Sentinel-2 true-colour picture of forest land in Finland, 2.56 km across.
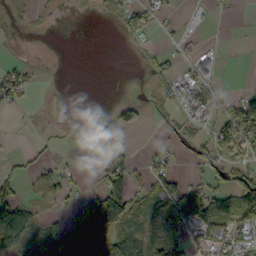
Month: October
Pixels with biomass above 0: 38%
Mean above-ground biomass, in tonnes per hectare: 32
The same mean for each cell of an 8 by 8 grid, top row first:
6 5 1 16 48 6 3 3
2 0 0 0 13 11 15 1
55 1 0 0 6 50 41 0
9 1 0 22 17 19 38 111
1 8 4 18 8 16 41 76
32 39 11 72 33 45 34 46
95 10 56 102 27 72 86 107
64 61 118 62 42 43 58 38
